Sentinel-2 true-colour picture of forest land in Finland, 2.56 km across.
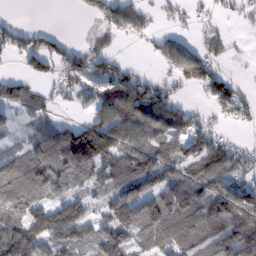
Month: February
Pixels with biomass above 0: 70%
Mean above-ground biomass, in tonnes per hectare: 75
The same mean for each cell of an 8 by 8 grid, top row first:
9 0 13 93 65 38 21 29
82 74 46 39 12 82 51 7
60 44 86 120 59 51 90 21
42 40 25 126 155 120 31 52
25 75 201 146 100 68 92 32
109 108 70 75 119 84 103 73
55 89 87 85 109 115 106 121
148 103 79 104 39 89 107 116
